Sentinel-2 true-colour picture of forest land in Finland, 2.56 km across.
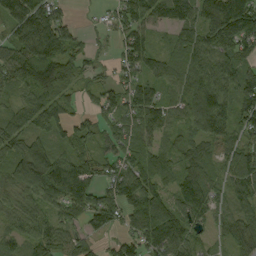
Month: September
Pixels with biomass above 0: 88%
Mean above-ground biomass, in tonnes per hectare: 81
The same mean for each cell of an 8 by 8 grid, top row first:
106 120 8 44 81 98 135 178
102 159 54 31 80 66 99 96
75 122 53 45 72 68 103 103
54 95 40 61 99 55 141 87
70 69 64 54 71 68 66 76
89 157 116 62 96 79 74 86
61 70 84 98 142 94 99 59
46 74 51 37 83 81 36 72
